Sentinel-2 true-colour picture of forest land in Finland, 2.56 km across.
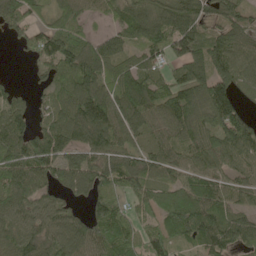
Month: May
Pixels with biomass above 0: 86%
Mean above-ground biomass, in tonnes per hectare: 89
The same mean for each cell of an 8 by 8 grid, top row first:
86 37 50 45 112 137 78 75
28 100 85 83 69 90 106 83
11 51 131 90 108 94 142 78
79 66 162 131 117 129 134 98
112 131 99 110 54 86 98 128
103 83 97 98 89 69 78 54
90 80 36 102 61 97 101 64
87 91 120 102 77 50 86 77
